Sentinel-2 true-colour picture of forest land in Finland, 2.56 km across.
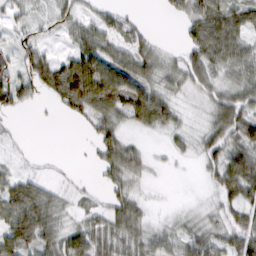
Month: February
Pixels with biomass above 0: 73%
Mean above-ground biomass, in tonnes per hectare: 44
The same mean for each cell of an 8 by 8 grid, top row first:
22 29 40 27 6 23 73 64
36 21 57 48 44 14 85 55
59 73 147 115 65 37 46 52
32 3 51 69 82 29 33 76
8 0 2 62 18 18 43 66
32 10 3 35 25 2 22 92
77 60 20 44 23 7 23 56
88 53 59 51 43 39 52 66
